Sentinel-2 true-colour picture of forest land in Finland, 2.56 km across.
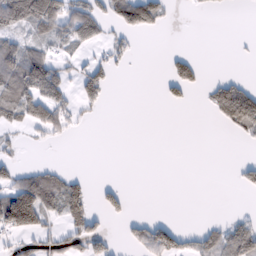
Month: February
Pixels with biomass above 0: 32%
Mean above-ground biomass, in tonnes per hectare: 34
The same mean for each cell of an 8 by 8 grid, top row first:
117 124 84 55 96 4 2 0
57 39 31 26 1 4 0 2
90 88 38 22 0 72 15 21
61 77 18 0 0 1 15 110
17 10 0 0 0 0 0 6
36 53 17 0 0 0 0 22
171 67 60 36 0 0 0 2
27 46 61 22 50 50 42 85
